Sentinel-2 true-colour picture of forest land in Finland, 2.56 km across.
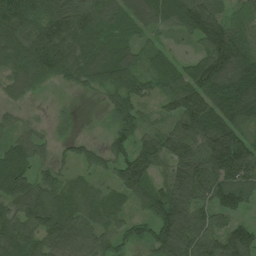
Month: July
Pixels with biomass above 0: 90%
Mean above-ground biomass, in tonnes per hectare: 76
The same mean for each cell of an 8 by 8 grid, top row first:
90 117 114 75 91 73 99 35
74 118 76 71 45 30 100 91
65 61 52 85 65 68 145 124
24 13 8 45 42 78 136 115
54 29 37 53 71 98 129 111
113 54 38 60 107 85 121 113
68 101 71 61 59 104 73 59
84 53 47 50 54 111 90 86
